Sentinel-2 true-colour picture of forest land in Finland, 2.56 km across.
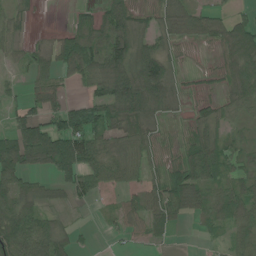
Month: June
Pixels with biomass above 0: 74%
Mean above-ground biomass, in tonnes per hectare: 58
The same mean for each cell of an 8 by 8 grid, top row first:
40 1 33 105 28 68 57 27
31 20 90 121 72 29 15 105
17 38 39 141 153 48 17 87
34 58 98 93 90 23 38 48
99 145 105 46 54 24 98 35
88 39 81 58 43 73 89 48
89 27 12 14 67 82 72 80
111 88 14 7 21 8 9 47
